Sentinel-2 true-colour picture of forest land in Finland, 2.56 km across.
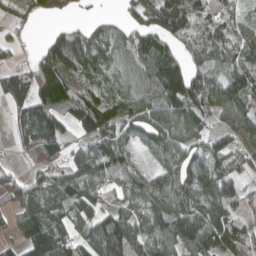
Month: April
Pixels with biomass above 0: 80%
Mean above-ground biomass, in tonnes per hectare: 86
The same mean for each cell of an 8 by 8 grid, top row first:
28 54 19 20 93 130 113 78
23 70 115 105 103 47 110 90
86 143 85 87 114 110 103 106
60 113 139 120 81 117 86 102
30 134 57 94 51 91 78 72
38 66 90 72 63 110 110 58
62 74 71 48 91 103 124 63
45 181 87 129 76 97 109 96
